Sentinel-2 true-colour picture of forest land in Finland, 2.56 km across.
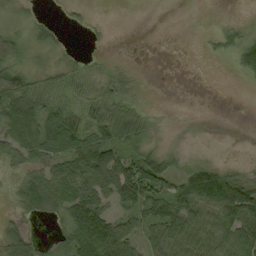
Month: September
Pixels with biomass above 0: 62%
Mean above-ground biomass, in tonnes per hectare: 42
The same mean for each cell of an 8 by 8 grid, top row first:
12 6 9 0 0 0 1 2
34 26 2 3 1 0 9 59
50 28 30 32 3 0 0 11
81 58 48 61 21 0 0 0
66 76 73 76 33 3 1 0
25 67 106 111 121 48 79 38
22 63 127 53 61 86 72 136
63 18 102 138 55 69 63 72
